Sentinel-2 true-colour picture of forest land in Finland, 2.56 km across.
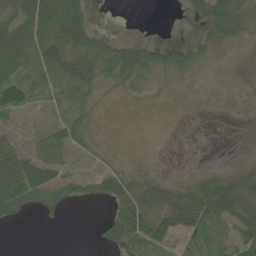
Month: June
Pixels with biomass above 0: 68%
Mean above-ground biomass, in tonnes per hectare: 30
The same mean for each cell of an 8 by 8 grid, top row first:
63 59 55 0 0 0 56 51
73 35 54 53 46 39 28 19
41 17 40 27 38 21 14 13
19 5 30 2 3 7 9 15
36 39 22 5 0 7 9 2
76 39 24 37 31 12 30 37
34 28 3 25 78 77 79 49
0 0 0 40 70 40 28 37
